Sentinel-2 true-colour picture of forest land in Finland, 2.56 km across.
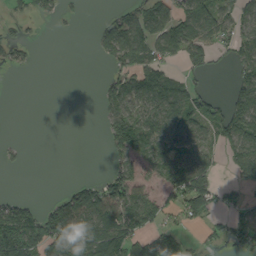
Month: September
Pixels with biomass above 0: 50%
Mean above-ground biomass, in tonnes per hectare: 54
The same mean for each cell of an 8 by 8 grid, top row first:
28 31 8 26 71 86 106 63
40 0 0 77 81 90 76 70
0 0 0 44 87 45 18 69
0 0 0 61 72 92 73 109
8 0 0 65 69 80 64 101
1 0 3 56 45 82 78 48
68 40 109 108 81 56 83 46
147 115 89 105 59 56 25 42
